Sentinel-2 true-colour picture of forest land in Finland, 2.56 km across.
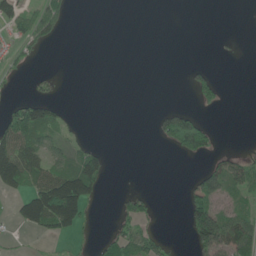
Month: June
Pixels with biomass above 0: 29%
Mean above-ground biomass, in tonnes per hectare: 30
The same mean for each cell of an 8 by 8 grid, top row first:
63 53 0 0 0 0 0 0
18 10 0 0 0 0 0 3
7 17 0 0 0 0 36 0
73 67 1 0 0 43 8 0
121 55 29 1 0 57 49 1
114 89 129 10 0 0 54 59
35 159 104 3 33 0 78 33
5 15 8 42 54 3 104 90
